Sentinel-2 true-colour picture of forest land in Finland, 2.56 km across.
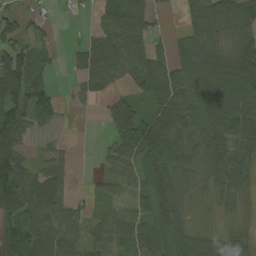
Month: August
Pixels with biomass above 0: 77%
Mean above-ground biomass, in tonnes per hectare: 68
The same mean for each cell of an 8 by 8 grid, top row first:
45 13 11 69 77 14 104 115
77 22 34 91 89 53 82 81
123 27 40 60 78 98 138 144
116 54 11 62 63 110 124 119
94 13 1 54 135 97 104 85
114 70 3 38 57 87 60 63
90 81 30 33 53 77 16 22
77 90 52 69 84 73 53 43
